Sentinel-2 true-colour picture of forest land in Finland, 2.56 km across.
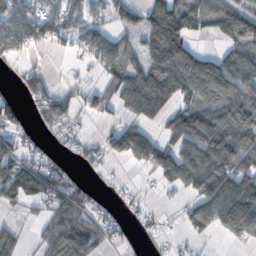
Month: October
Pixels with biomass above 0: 63%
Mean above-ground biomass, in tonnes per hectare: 66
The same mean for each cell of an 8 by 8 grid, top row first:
88 75 44 41 75 119 78 99
77 30 38 64 71 113 17 91
16 34 18 64 132 141 120 100
49 80 41 31 91 94 90 112
51 21 31 72 100 94 121 103
104 96 27 10 12 87 133 80
35 61 80 21 16 7 78 140
45 66 91 27 9 13 11 38
